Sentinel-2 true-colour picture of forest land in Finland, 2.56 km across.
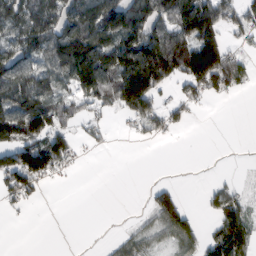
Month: February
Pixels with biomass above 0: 55%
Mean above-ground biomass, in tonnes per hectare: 66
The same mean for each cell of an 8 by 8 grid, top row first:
128 117 132 150 148 120 117 60
100 110 136 130 168 149 140 24
129 101 105 118 200 75 115 61
130 115 44 39 99 38 4 0
109 100 27 7 11 2 0 1
116 69 4 0 0 0 2 5
17 0 0 0 13 84 28 66
0 0 0 12 33 68 55 99
